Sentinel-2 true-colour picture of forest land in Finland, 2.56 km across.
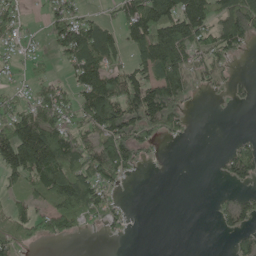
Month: May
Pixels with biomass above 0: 55%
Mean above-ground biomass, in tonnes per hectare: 66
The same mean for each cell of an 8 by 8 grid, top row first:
53 52 66 32 160 135 105 146
38 30 140 98 113 154 80 49
19 44 84 98 101 120 40 18
95 111 93 137 143 64 1 2
163 181 101 108 56 8 0 29
61 154 100 74 6 0 1 65
46 61 102 50 0 0 3 63
64 33 8 9 0 0 0 40
